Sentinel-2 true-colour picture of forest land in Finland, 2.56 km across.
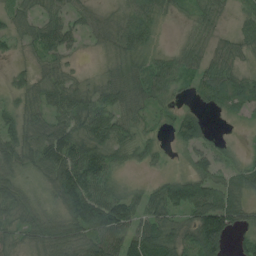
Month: August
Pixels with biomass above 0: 84%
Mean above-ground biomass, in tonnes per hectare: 56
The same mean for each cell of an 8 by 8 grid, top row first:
40 47 32 32 63 14 50 30
21 65 23 34 52 24 46 38
20 49 25 48 68 58 65 38
46 55 79 64 45 46 28 19
74 107 87 74 48 39 49 7
46 67 125 49 13 32 66 51
63 44 135 135 65 67 117 60
32 68 72 84 114 56 148 29
